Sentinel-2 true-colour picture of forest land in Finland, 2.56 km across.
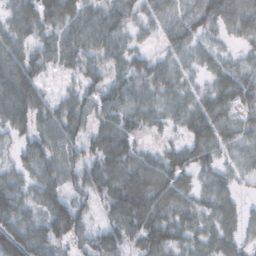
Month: November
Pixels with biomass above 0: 87%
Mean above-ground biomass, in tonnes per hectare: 48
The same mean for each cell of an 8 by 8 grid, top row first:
46 55 57 58 36 36 60 59
51 43 54 46 23 42 28 17
96 29 33 45 43 44 26 55
74 46 56 57 41 32 62 31
31 45 49 62 17 21 56 33
36 44 61 70 65 54 27 28
65 62 64 53 83 45 37 36
88 66 42 60 54 49 41 37
